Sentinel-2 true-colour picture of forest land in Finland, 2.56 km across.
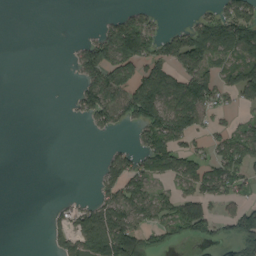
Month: August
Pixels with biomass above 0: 44%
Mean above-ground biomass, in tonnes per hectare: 60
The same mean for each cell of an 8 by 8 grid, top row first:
0 0 0 24 51 0 69 131
0 0 43 129 124 124 145 137
0 0 48 116 117 99 107 108
0 0 43 115 127 118 69 26
0 0 0 13 66 100 44 88
0 0 0 80 79 88 109 65
0 10 46 98 76 85 60 51
0 23 73 172 90 53 49 127
